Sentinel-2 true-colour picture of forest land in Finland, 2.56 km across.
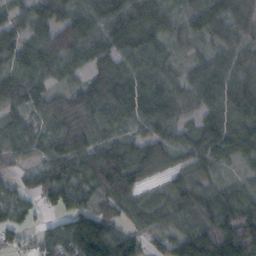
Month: October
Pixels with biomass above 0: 91%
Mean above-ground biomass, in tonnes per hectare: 84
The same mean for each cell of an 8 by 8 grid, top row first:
58 92 101 97 113 43 96 68
98 124 111 115 111 33 38 65
97 81 57 121 82 49 93 87
66 77 103 89 82 58 74 99
70 40 61 75 89 70 108 99
34 92 109 148 78 55 58 32
67 41 78 84 69 87 99 109
32 58 177 130 54 77 141 157
